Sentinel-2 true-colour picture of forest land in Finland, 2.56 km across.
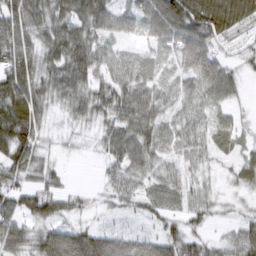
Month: March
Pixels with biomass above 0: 86%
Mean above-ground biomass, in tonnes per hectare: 49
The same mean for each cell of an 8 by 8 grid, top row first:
89 71 66 65 53 94 102 71
97 49 77 30 21 48 53 29
89 57 74 56 39 33 62 28
97 37 47 56 65 36 40 16
91 17 11 48 70 41 30 16
50 39 0 37 53 38 23 24
55 61 25 23 29 35 37 11
64 67 75 55 43 48 30 47
